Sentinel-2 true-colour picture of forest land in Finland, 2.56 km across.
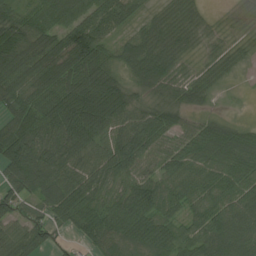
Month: July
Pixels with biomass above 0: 91%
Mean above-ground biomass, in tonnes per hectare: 70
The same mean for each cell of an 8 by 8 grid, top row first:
63 74 72 80 31 55 16 13
84 87 129 48 93 71 22 24
94 102 121 84 72 62 42 8
66 100 152 107 49 57 21 5
94 83 105 82 92 57 83 77
73 100 81 70 64 68 67 69
54 66 89 59 77 41 66 76
60 57 29 74 97 75 87 75
